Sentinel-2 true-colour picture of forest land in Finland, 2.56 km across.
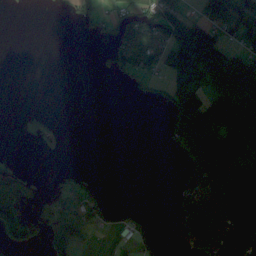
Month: August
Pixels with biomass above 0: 38%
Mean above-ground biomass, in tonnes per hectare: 40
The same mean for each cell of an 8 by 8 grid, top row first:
0 0 27 37 62 65 43 62
0 0 0 37 81 118 108 41
0 0 0 6 18 48 55 88
0 0 0 0 0 67 112 71
0 0 0 0 0 43 100 70
22 1 15 0 0 12 88 98
74 31 62 31 8 46 120 122
62 37 52 10 26 19 134 130
